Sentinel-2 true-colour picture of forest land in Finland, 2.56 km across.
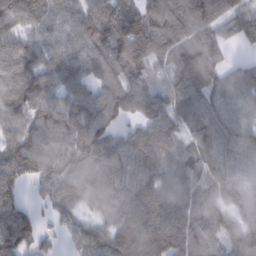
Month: February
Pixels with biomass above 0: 91%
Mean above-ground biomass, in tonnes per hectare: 90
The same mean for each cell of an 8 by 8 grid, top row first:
117 103 91 115 114 118 107 80
85 86 92 122 161 97 80 20
73 87 84 76 77 78 100 94
73 83 92 89 79 78 80 71
93 81 89 78 112 82 83 85
96 80 89 87 104 90 81 63
86 52 58 71 119 101 106 70
103 34 75 102 131 135 86 121
